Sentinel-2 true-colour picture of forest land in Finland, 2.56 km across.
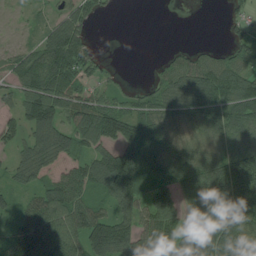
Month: July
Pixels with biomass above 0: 78%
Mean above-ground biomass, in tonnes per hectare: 83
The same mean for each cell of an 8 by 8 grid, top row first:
14 36 75 9 0 0 0 31
44 102 103 0 0 16 22 53
71 128 73 30 6 88 118 92
61 141 108 110 76 76 105 99
61 117 83 103 135 68 61 94
61 70 85 173 110 107 124 152
52 118 94 81 89 85 134 139
90 103 95 195 89 146 182 117
